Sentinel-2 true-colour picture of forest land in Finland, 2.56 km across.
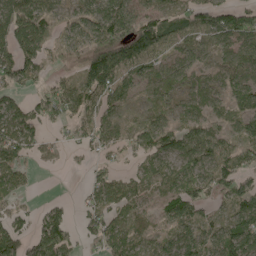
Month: May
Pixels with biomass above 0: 77%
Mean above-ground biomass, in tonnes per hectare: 62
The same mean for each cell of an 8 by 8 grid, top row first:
101 64 54 118 64 64 81 79
85 37 55 133 121 53 36 90
68 30 53 103 59 57 42 79
73 60 60 38 26 45 45 61
100 27 29 39 57 76 69 52
59 0 5 48 48 74 71 73
29 31 26 66 35 74 38 77
91 124 30 71 35 68 68 118
